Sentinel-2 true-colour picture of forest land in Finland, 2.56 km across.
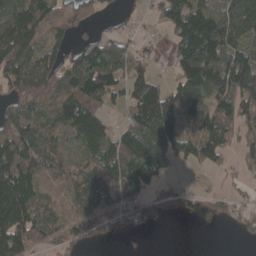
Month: April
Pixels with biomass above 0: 72%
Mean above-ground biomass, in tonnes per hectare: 87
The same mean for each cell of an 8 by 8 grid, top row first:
157 121 70 17 14 108 162 189
138 65 74 157 26 88 229 102
97 93 167 158 83 63 131 82
111 86 134 29 145 129 89 104
124 71 77 105 147 93 98 68
150 63 81 114 113 14 17 28
157 59 60 87 74 18 47 42
124 46 43 15 4 0 0 14
